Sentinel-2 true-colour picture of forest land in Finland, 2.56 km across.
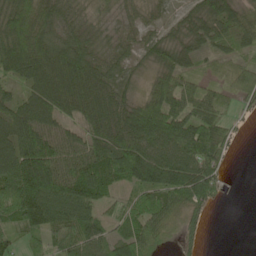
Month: May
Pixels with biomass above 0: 84%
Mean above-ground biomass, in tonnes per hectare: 69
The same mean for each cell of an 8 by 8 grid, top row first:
93 78 47 30 32 31 60 56
105 94 89 37 32 48 40 41
49 108 107 52 20 77 24 62
79 89 83 81 107 96 81 23
108 125 70 83 80 76 101 13
157 162 133 90 92 90 99 1
121 102 94 35 73 69 43 0
40 48 76 51 84 32 9 0
